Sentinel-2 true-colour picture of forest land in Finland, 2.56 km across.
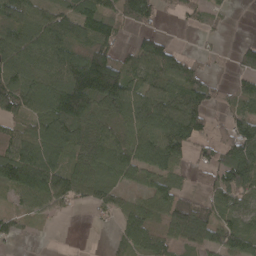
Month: April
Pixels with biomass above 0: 76%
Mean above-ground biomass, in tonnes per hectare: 73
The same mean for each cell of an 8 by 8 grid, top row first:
85 72 105 69 92 25 29 0
116 108 89 66 80 37 12 27
125 109 155 171 83 82 43 37
78 125 153 75 120 113 60 53
103 114 78 92 99 121 54 124
113 106 68 63 45 40 47 125
29 53 15 29 46 82 56 60
21 1 0 16 62 49 71 91
